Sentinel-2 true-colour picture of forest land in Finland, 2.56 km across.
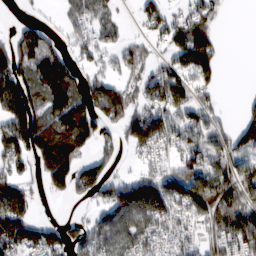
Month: February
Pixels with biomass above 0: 67%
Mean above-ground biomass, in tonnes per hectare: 88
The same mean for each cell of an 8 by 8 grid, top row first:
6 11 75 32 63 43 69 0
86 97 67 54 42 103 137 0
130 167 73 64 57 102 71 0
128 124 154 106 89 92 74 30
127 186 134 52 106 72 79 86
79 110 127 57 67 100 123 105
171 2 8 108 163 111 146 140
150 115 75 109 88 70 75 145
